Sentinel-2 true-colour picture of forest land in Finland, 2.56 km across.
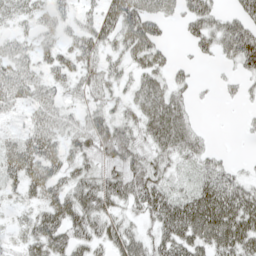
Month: May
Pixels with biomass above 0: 76%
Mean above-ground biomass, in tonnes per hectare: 41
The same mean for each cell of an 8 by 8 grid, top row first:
28 31 24 47 62 33 55 58
30 29 43 32 59 9 37 80
57 33 37 32 39 32 5 31
20 43 28 33 50 51 1 7
35 49 45 78 38 54 21 2
39 52 38 45 63 22 50 22
13 49 63 39 48 61 83 71
15 61 41 46 37 60 65 76
